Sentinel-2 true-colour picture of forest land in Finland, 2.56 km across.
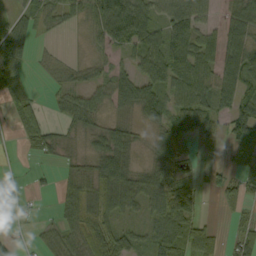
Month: September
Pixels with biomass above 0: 70%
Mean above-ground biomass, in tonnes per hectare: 49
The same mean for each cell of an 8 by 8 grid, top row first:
32 40 36 118 85 110 37 65
82 6 4 43 72 96 57 85
51 11 25 56 65 73 64 78
32 18 73 29 57 63 68 70
7 35 20 67 17 59 21 47
3 8 49 110 52 49 19 30
13 2 93 73 45 91 6 26
16 27 68 69 38 86 55 44
